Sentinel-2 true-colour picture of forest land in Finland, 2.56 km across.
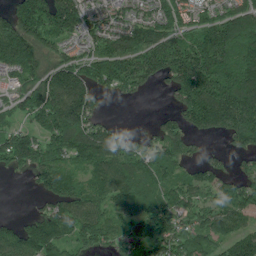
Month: June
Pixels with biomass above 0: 81%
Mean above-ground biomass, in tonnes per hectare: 124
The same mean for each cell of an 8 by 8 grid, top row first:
135 198 175 99 96 132 98 116
184 117 77 134 177 196 242 155
72 146 155 161 124 161 240 209
74 193 192 9 0 75 218 240
146 113 171 122 59 105 17 92
19 131 99 145 103 88 101 91
0 70 115 91 104 139 114 131
120 156 93 82 145 114 111 139
